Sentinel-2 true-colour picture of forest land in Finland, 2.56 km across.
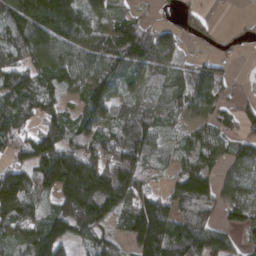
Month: March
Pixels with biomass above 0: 82%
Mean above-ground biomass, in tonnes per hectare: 96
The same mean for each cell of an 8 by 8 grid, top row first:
139 183 111 92 40 29 30 4
113 141 129 132 165 86 13 15
99 73 102 101 62 54 89 11
105 65 79 87 83 58 63 55
84 120 104 102 112 38 83 66
115 170 223 197 90 64 81 84
173 65 200 137 153 84 70 91
75 168 69 65 175 142 105 43
